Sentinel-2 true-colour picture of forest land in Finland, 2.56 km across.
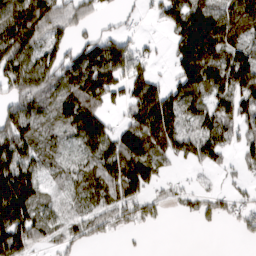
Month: March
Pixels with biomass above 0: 72%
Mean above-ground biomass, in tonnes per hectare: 87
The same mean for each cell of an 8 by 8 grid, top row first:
157 121 70 17 14 108 162 189
138 65 74 157 26 88 229 102
97 93 167 158 83 63 131 82
111 86 134 29 145 129 89 104
124 71 77 105 147 93 98 68
150 63 81 114 113 14 17 28
157 59 60 87 74 18 47 42
124 46 43 15 4 0 0 14
